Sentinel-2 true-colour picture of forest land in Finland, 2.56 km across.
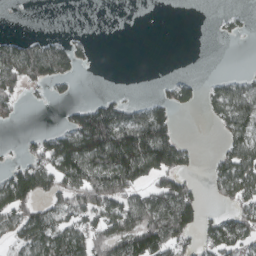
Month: March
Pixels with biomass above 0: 47%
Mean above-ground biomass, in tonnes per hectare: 59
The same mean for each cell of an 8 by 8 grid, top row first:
0 0 0 0 0 0 0 8
80 81 25 0 0 0 0 0
88 64 10 0 0 31 11 32
33 0 63 100 63 43 21 93
7 76 141 175 175 94 0 73
109 95 115 146 90 100 25 106
118 68 79 91 126 170 15 62
49 88 90 101 138 100 54 69
